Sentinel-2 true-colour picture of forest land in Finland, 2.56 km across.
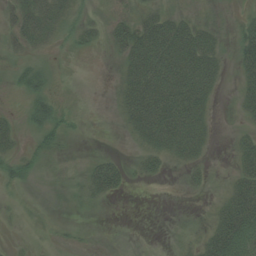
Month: August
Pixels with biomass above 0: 46%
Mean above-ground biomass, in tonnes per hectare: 26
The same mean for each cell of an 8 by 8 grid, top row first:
39 53 14 16 30 28 10 11
18 14 10 20 76 82 53 39
12 15 0 5 84 85 53 30
7 32 5 4 85 91 30 18
17 23 1 0 30 62 21 24
22 2 9 57 20 2 10 43
2 0 6 1 0 0 6 89
1 1 4 0 0 3 41 105
